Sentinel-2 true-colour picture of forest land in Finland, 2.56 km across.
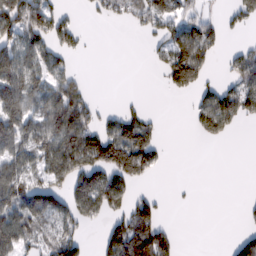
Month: February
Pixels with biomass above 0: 50%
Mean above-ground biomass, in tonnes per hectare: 57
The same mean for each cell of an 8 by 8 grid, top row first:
104 78 9 31 55 61 31 40
95 64 29 0 8 126 68 31
115 72 36 0 0 87 28 78
103 115 93 26 27 0 94 81
84 97 117 124 100 0 13 0
84 78 91 95 40 0 0 0
91 112 81 71 80 2 0 9
94 57 53 84 125 32 0 56
